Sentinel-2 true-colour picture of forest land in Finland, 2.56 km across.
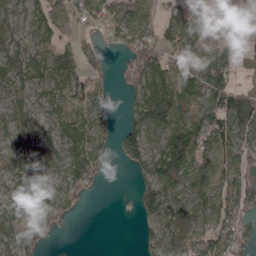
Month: April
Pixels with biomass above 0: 75%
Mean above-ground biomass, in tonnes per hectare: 68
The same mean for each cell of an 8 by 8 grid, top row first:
55 87 57 79 78 62 82 17
74 68 53 29 119 79 72 44
65 83 70 25 97 96 137 28
64 60 72 25 96 95 89 140
75 75 96 38 93 122 89 99
73 84 101 3 49 104 72 77
84 76 19 0 47 77 88 94
89 23 0 0 24 66 81 62
